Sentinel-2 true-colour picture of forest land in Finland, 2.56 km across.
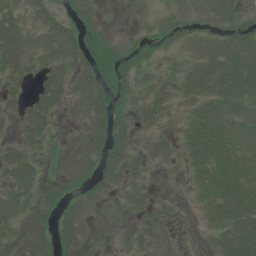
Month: July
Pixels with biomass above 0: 74%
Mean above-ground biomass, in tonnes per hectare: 35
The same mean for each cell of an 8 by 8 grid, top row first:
37 33 23 1 4 18 36 20
64 48 40 25 20 17 36 41
25 55 46 42 17 21 75 55
23 51 33 35 20 14 51 43
31 21 63 40 14 22 70 53
40 23 57 37 19 4 48 61
38 27 37 16 23 14 31 67
28 44 39 6 40 30 24 88
